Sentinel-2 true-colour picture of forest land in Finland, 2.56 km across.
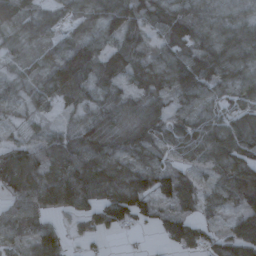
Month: October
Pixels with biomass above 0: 89%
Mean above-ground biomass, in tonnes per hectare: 71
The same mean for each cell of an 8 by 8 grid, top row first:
61 48 63 106 77 86 65 55
34 49 108 81 53 68 88 99
33 104 93 70 84 92 89 75
25 32 49 68 84 48 49 66
52 68 89 91 78 55 79 81
110 85 110 115 93 87 43 100
79 75 60 108 76 71 42 75
59 110 26 6 4 74 50 120
